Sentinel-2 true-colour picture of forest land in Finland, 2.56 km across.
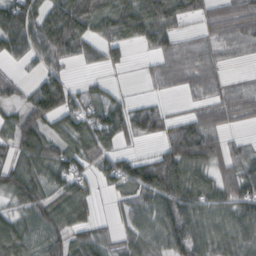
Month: October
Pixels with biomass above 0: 78%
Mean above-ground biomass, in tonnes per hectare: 60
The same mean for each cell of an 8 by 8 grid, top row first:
124 97 117 93 108 74 44 66
79 86 62 50 32 45 37 33
23 64 11 11 13 35 43 12
47 102 66 62 55 12 44 44
81 67 73 57 22 82 75 22
68 64 57 65 92 100 52 71
38 78 60 16 66 84 64 73
95 83 56 32 68 71 65 65
